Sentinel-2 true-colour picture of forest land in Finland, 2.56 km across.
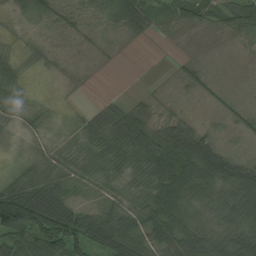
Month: August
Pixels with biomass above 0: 81%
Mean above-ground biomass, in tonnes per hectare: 41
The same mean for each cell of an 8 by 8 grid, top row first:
20 38 20 57 61 38 36 60
10 14 8 7 1 2 2 7
28 6 6 0 1 12 18 3
26 15 13 38 36 14 8 19
14 25 27 57 66 73 55 7
27 60 42 37 49 87 76 76
144 137 42 42 62 66 35 77
88 95 96 90 66 66 75 59
